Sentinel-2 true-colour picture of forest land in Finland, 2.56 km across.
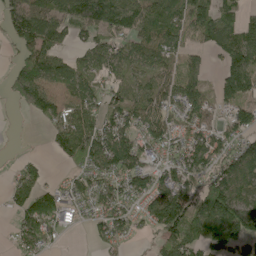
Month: May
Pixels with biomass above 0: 75%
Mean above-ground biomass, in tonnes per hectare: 87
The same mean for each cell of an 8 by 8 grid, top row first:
100 126 118 146 127 96 109 71
39 118 43 88 101 82 63 135
62 103 86 70 77 89 49 143
16 85 96 94 113 78 81 75
4 24 108 144 97 87 95 81
54 27 59 103 91 94 87 124
65 114 53 88 67 180 149 121
50 52 1 60 17 137 132 130
